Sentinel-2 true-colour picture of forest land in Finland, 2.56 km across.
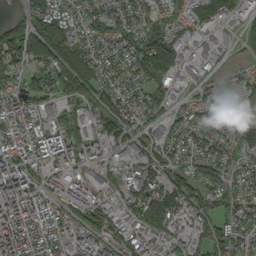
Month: September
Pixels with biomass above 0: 83%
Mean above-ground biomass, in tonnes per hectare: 87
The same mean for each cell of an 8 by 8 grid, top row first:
27 133 67 85 70 55 81 62
93 126 88 82 104 101 58 31
58 73 122 75 65 73 55 64
126 86 48 96 65 53 98 135
123 130 97 76 76 86 92 88
160 74 81 67 119 66 90 62
160 113 74 70 123 104 58 83
145 130 120 74 77 67 67 76
